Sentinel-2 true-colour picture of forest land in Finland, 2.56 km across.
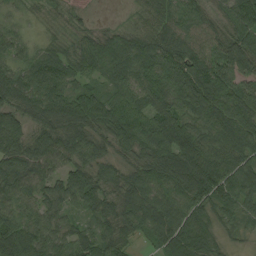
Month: August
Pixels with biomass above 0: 97%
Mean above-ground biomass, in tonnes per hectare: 75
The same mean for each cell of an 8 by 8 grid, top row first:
27 16 16 4 32 72 43 106
55 44 55 69 86 104 72 91
78 101 50 59 87 120 130 81
70 90 98 88 82 88 94 93
84 83 80 61 78 118 75 76
97 74 90 56 87 95 121 90
76 57 58 56 100 94 72 58
96 94 80 70 31 108 63 26
